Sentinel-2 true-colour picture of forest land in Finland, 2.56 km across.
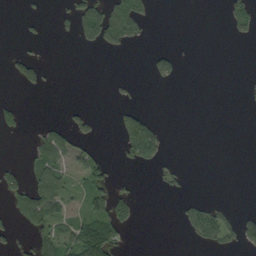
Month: September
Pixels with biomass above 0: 22%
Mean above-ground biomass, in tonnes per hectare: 21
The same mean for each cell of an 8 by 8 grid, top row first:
1 6 57 82 43 0 0 48
5 0 10 24 4 8 0 0
21 11 0 5 3 21 0 1
26 0 14 7 26 0 0 0
0 56 26 1 139 0 0 0
31 63 39 25 0 11 0 0
34 81 29 73 1 6 36 6
16 43 81 66 0 0 31 32
